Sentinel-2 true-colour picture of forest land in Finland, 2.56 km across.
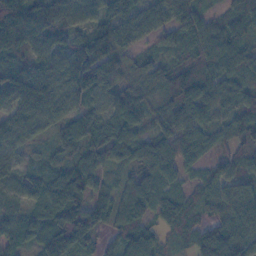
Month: November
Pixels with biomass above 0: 92%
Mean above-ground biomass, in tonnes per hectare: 80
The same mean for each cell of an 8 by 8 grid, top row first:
194 141 80 86 80 98 45 81
107 77 126 131 25 66 107 71
119 113 150 98 56 88 83 52
98 111 67 76 57 68 63 60
84 31 85 92 68 78 53 58
54 74 89 28 72 48 51 58
49 82 110 80 81 85 43 99
59 100 105 31 73 28 85 102
